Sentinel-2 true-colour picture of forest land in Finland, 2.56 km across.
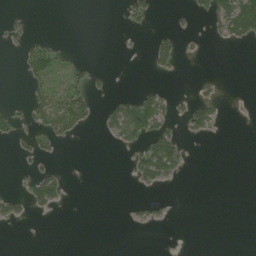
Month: July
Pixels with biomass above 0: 18%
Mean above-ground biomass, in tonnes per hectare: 20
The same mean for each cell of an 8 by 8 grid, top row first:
10 0 0 0 28 7 39 114
13 40 4 0 3 42 4 7
1 54 39 9 2 3 7 0
12 81 63 54 122 24 61 1
23 31 2 14 62 73 2 0
3 52 0 0 62 32 0 0
31 27 0 0 12 1 0 0
0 0 0 0 0 0 0 0
